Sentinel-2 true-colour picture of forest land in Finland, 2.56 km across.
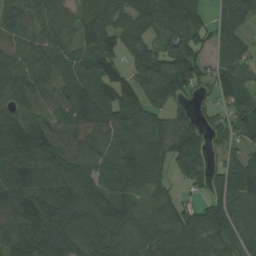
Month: August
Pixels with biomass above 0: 89%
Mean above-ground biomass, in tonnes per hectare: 91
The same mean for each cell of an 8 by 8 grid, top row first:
64 95 50 98 77 131 61 86
71 96 68 81 74 100 71 62
91 72 80 109 100 132 58 83
78 57 118 113 102 53 35 91
135 122 80 80 100 110 59 57
120 104 93 102 114 56 81 106
111 126 115 125 96 86 88 76
93 125 109 108 103 112 99 72
